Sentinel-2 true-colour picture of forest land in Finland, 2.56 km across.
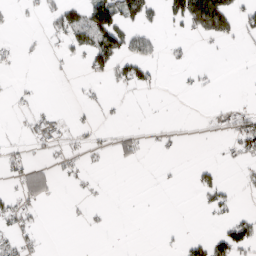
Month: March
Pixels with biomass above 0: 23%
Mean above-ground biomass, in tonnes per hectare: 22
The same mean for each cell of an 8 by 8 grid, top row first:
4 30 50 112 47 46 175 42
10 7 43 93 50 8 2 4
5 1 7 37 38 3 8 0
6 17 5 9 1 1 5 23
12 34 13 22 17 8 2 39
29 49 12 1 1 3 25 8
38 8 7 5 0 0 21 8
32 2 1 2 0 5 44 76
